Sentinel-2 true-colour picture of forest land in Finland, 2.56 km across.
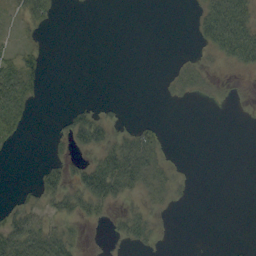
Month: September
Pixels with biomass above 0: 34%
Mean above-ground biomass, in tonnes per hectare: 16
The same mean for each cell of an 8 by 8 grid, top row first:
11 25 0 0 0 0 36 49
14 5 0 0 0 1 19 52
62 6 0 0 0 20 17 4
54 0 22 8 0 0 2 1
11 8 28 39 49 3 0 0
0 24 35 69 54 19 0 0
22 23 33 18 23 7 0 0
63 56 14 6 18 0 0 1
